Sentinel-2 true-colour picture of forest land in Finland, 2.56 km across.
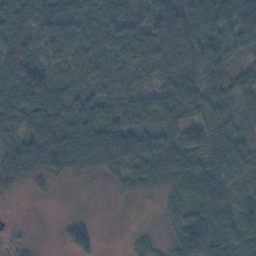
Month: November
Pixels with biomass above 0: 86%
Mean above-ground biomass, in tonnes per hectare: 58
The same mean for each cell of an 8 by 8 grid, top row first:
66 80 69 53 59 90 74 48
89 72 73 71 74 83 67 38
88 71 50 60 33 75 62 43
75 108 88 69 72 90 63 46
49 114 87 87 60 64 66 68
44 48 19 24 49 76 76 39
1 0 1 2 2 33 113 61
7 1 61 0 20 57 124 65
